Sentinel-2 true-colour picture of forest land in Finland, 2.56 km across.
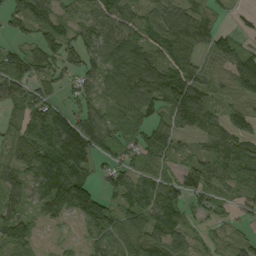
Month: September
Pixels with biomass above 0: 83%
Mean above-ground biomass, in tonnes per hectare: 63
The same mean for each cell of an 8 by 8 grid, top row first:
56 52 44 77 48 68 50 13
28 78 69 67 61 74 52 45
86 56 55 74 97 93 58 77
36 85 74 59 64 97 103 40
44 94 155 73 66 36 54 72
45 90 75 46 70 51 86 73
42 58 99 64 94 76 48 26
79 8 19 53 75 74 18 27
